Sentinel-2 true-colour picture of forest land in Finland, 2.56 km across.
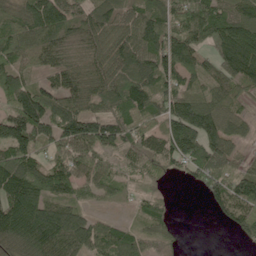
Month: June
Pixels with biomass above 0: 85%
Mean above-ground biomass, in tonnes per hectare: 108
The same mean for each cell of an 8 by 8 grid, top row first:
93 173 111 104 123 147 158 109
117 121 81 95 135 142 83 177
97 59 95 113 144 111 86 126
127 143 118 89 134 158 139 50
160 89 156 107 92 145 153 51
176 136 106 73 51 27 135 122
179 136 72 16 44 11 29 146
151 202 140 134 62 22 0 37
